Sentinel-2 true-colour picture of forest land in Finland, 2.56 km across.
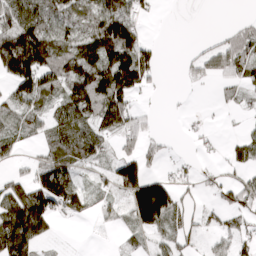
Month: March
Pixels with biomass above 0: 61%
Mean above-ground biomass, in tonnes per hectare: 63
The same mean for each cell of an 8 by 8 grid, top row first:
109 98 87 175 31 0 0 6
192 166 108 162 89 1 25 72
117 104 124 168 67 2 24 42
62 62 110 144 20 1 2 14
40 66 99 32 55 3 9 43
27 108 36 52 133 25 11 17
114 93 59 25 132 75 22 57
125 28 0 3 23 51 20 49
